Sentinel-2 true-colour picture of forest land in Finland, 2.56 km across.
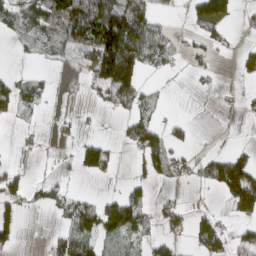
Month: March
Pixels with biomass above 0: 41%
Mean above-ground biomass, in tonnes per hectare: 49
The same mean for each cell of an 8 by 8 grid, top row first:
83 97 165 169 106 4 85 20
12 35 71 200 132 37 27 18
40 15 13 164 51 3 9 17
41 5 3 30 54 1 0 11
6 1 42 24 106 24 3 6
28 10 29 20 45 39 60 128
30 35 81 104 62 31 11 97
31 17 93 45 30 26 88 44
